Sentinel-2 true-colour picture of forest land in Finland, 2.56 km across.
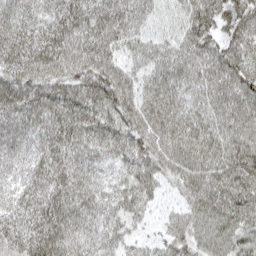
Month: April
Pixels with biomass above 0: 96%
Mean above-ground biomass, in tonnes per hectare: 62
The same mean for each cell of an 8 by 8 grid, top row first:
54 45 63 68 51 42 65 69
69 72 66 57 54 56 59 62
79 75 69 76 53 59 69 75
75 73 73 70 70 62 64 79
52 58 63 61 66 72 71 78
39 66 60 33 60 56 72 82
51 70 62 57 40 31 76 75
58 78 52 48 25 57 71 76
